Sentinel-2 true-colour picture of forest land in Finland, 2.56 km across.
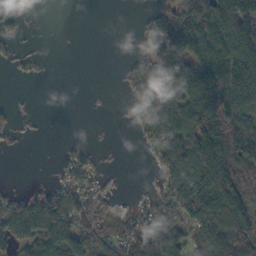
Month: October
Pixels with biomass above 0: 58%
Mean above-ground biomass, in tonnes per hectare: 84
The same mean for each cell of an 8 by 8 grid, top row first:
22 0 0 0 19 131 191 197
20 1 0 0 63 188 188 192
9 4 0 1 97 172 214 152
20 1 0 1 78 154 214 136
12 0 12 2 38 128 163 191
0 6 91 8 2 95 133 172
95 142 126 42 62 113 116 112
133 168 129 108 144 131 123 125
